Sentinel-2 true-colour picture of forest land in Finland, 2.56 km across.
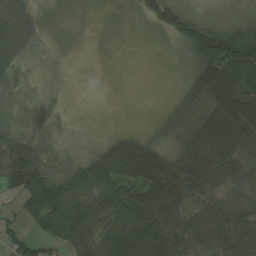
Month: August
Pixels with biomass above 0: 71%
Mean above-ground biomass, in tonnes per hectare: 41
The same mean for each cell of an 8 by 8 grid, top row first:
45 2 0 1 24 60 17 14
40 2 0 0 1 17 128 155
15 2 0 0 0 3 69 81
8 7 2 0 0 11 40 97
33 9 6 42 37 16 89 81
35 35 43 75 79 77 74 47
17 73 55 60 85 60 46 59
49 36 65 70 103 57 61 74
